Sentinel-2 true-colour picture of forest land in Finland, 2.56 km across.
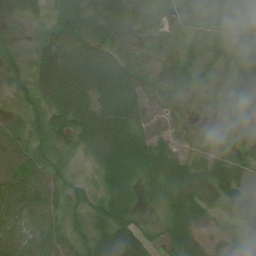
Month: July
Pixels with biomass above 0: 91%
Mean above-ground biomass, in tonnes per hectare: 49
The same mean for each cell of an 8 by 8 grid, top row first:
22 28 70 84 52 38 34 34
17 54 78 73 39 32 50 36
24 86 99 95 42 36 28 17
31 52 59 62 57 30 13 17
53 38 41 80 65 25 13 16
91 58 20 74 44 49 52 28
81 65 42 81 19 46 33 26
70 81 45 126 48 57 42 29
